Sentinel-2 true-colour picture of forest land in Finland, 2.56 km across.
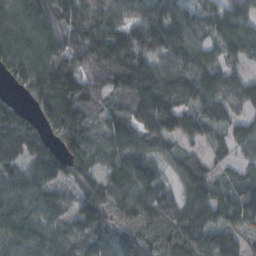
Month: October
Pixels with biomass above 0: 92%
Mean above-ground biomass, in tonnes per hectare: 99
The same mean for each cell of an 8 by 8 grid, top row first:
127 122 114 104 104 92 78 87
119 121 131 169 129 117 77 100
65 132 142 127 152 126 107 81
75 87 123 101 118 132 92 62
102 76 115 122 107 59 55 76
90 92 78 100 119 66 86 54
99 76 97 86 112 88 103 100
99 86 77 81 78 110 91 61
